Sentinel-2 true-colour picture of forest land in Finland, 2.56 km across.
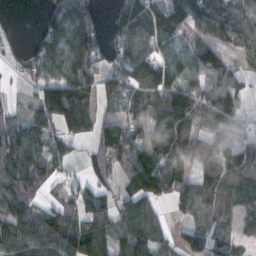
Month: November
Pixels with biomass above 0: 78%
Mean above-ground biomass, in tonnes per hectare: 90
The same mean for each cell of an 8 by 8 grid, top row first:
2 88 138 49 129 109 114 88
14 111 154 85 79 71 107 78
15 102 134 97 139 111 85 77
25 105 139 42 73 180 134 96
70 67 28 109 111 148 93 77
78 54 24 60 177 91 133 107
72 72 58 66 80 32 105 72
110 152 145 93 123 48 83 50
